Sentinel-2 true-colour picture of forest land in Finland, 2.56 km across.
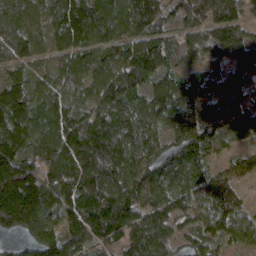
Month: March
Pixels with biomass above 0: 96%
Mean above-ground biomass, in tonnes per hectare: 133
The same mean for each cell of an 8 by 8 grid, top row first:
124 105 151 135 173 102 130 102
117 96 125 123 144 127 104 131
130 107 102 156 129 85 90 124
196 108 106 125 128 168 138 140
169 152 184 160 121 129 137 58
260 164 147 162 134 145 116 73
286 159 154 176 132 119 151 104
52 183 128 102 157 93 96 94
